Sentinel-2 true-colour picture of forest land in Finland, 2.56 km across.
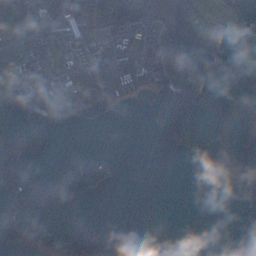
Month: December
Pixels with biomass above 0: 57%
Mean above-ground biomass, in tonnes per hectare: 79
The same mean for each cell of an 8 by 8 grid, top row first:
121 92 60 96 95 149 5 68
82 68 99 120 92 135 156 214
123 88 102 107 70 94 198 198
130 64 29 10 4 167 202 97
120 21 1 0 1 45 126 131
169 74 114 39 0 0 78 54
97 227 84 0 0 0 6 2
78 86 123 2 1 14 0 0
